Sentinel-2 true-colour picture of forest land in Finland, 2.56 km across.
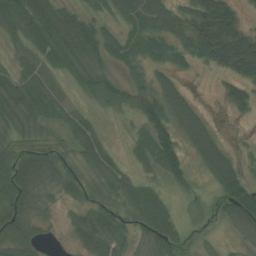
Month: July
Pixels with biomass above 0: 77%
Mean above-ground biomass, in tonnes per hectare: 56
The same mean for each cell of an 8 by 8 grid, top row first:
86 90 43 42 102 69 160 52
20 67 84 67 76 66 128 147
51 34 39 50 48 38 4 89
71 57 21 24 81 79 17 40
43 30 50 13 47 67 84 6
91 62 41 55 22 54 45 62
89 32 37 44 71 18 24 96
79 13 46 73 40 44 14 25
